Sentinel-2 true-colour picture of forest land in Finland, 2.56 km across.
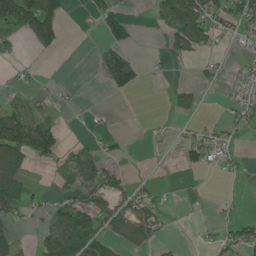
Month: June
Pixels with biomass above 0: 37%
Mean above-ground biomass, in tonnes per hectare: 32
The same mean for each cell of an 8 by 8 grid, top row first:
128 123 4 60 0 90 82 63
21 48 0 56 2 59 39 11
13 4 2 60 17 4 14 22
56 21 7 6 0 31 2 34
88 74 15 15 3 14 54 10
53 8 46 43 5 2 8 12
42 25 62 52 58 6 7 6
28 47 81 33 31 5 12 51
